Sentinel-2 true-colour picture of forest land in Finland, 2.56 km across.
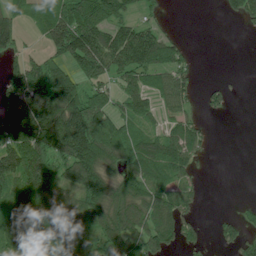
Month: July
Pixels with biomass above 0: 67%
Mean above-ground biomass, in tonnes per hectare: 84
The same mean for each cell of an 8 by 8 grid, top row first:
57 92 148 119 22 1 0 53
52 62 150 114 138 80 0 0
89 161 97 63 86 75 8 2
144 225 159 73 68 52 30 0
123 152 210 161 105 113 24 0
126 122 140 108 121 83 5 0
104 103 100 174 144 109 3 17
82 96 54 127 106 72 21 70
